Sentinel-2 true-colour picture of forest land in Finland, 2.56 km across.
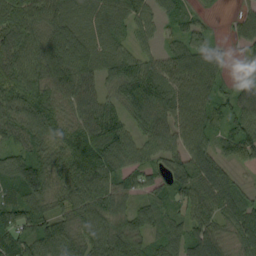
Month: September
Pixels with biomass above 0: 91%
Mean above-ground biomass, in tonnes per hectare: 79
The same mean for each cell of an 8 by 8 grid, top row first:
98 97 79 77 56 56 18 34
97 108 105 78 38 54 71 23
88 101 97 66 113 96 91 24
75 84 82 77 99 94 94 75
55 63 83 108 65 70 65 100
115 95 105 88 60 91 101 21
105 77 85 83 62 54 81 79
106 113 80 124 59 63 101 68
